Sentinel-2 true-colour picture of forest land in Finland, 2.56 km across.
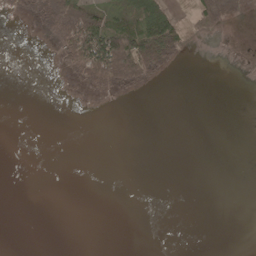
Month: May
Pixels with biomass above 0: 16%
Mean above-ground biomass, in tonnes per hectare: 15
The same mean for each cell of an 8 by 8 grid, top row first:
9 69 106 56 98 30 51 18
0 4 109 127 97 48 0 0
0 0 21 60 28 0 0 0
0 0 0 0 0 0 0 0
0 0 0 0 0 0 0 0
0 0 0 0 0 0 0 0
0 0 0 0 0 0 0 0
0 0 0 0 0 0 0 0
